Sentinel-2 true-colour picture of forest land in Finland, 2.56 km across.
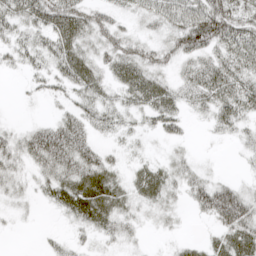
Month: April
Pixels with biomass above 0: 73%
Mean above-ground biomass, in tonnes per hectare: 37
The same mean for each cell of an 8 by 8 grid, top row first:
46 60 57 34 37 59 93 55
34 41 45 49 37 52 61 57
4 29 48 30 48 25 56 50
1 5 37 34 34 33 29 42
39 81 59 13 9 15 3 18
31 46 67 42 41 33 22 10
15 14 65 58 25 16 65 88
0 12 15 25 9 9 17 57
